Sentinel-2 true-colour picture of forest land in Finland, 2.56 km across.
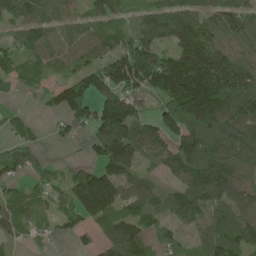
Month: May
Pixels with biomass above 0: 82%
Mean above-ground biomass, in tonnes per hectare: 102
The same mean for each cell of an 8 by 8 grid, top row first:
74 56 60 87 67 102 83 102
72 85 85 87 150 106 124 69
66 49 103 153 193 262 206 132
25 38 115 229 69 197 216 145
57 20 24 264 122 135 151 145
57 54 82 145 62 73 155 106
69 33 143 125 87 95 76 83
49 23 23 122 103 68 74 99
